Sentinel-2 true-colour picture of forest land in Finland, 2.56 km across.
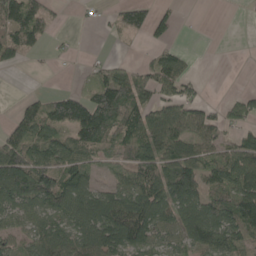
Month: May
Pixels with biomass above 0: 64%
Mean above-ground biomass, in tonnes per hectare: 69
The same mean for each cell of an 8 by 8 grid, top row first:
97 53 3 20 65 28 0 1
78 17 3 5 11 24 0 0
0 0 24 102 66 90 4 0
27 104 148 145 80 83 42 61
122 103 97 72 111 97 65 63
173 113 85 35 98 145 76 102
72 77 103 106 118 110 110 142
48 90 87 110 81 57 102 77
